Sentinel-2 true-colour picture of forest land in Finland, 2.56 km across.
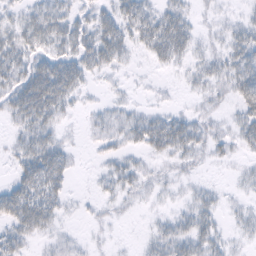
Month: February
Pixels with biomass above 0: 71%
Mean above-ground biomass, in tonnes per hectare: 22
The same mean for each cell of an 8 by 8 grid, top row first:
16 38 20 30 36 34 6 10
38 29 39 43 23 46 12 36
39 64 32 7 2 3 24 43
36 50 8 15 15 12 13 24
19 38 4 15 31 43 22 18
22 52 2 20 15 10 4 9
49 39 4 8 4 8 22 9
26 10 6 4 8 33 29 8
